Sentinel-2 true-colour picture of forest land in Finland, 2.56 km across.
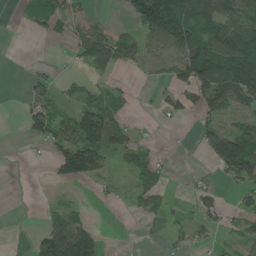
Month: June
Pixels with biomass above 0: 49%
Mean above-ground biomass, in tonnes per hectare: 50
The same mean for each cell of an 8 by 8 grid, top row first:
6 70 34 6 149 186 108 102
1 2 73 114 62 102 133 147
0 26 17 22 5 54 131 136
3 72 69 57 4 40 60 50
0 44 108 75 20 2 67 142
0 9 90 19 45 3 11 78
0 15 12 3 31 16 33 33
0 85 120 0 10 19 18 32
